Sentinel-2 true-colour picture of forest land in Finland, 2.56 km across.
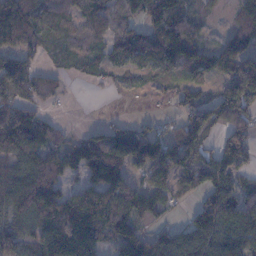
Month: November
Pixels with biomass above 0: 77%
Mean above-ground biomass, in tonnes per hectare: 87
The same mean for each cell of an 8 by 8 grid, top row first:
138 73 60 72 75 76 14 58
88 52 53 77 101 113 49 80
148 52 25 34 43 61 56 119
155 28 0 4 6 41 88 119
156 106 63 123 145 113 65 113
95 121 50 134 65 107 97 67
102 132 131 156 116 27 120 111
107 111 163 80 95 93 118 124
